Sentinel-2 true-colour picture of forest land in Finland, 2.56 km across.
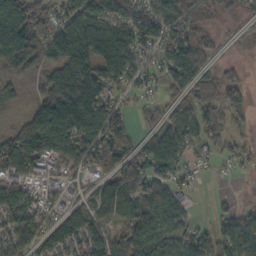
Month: October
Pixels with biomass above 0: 75%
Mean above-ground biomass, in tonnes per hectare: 77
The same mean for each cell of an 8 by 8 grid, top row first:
184 84 118 126 90 98 48 33
137 71 149 152 70 102 59 6
29 75 169 96 47 87 57 42
9 168 234 89 29 49 85 55
98 117 115 100 46 95 43 28
81 36 39 65 91 42 7 9
78 46 50 80 106 65 6 31
69 64 83 79 105 70 69 88
